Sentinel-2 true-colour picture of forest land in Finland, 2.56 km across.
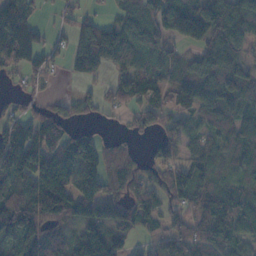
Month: November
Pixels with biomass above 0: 77%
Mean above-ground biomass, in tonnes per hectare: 62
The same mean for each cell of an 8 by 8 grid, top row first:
111 6 31 21 63 103 106 118
115 34 87 118 59 28 72 60
10 20 31 31 73 48 70 64
27 40 29 20 55 45 65 73
89 81 79 37 10 41 54 62
83 97 72 82 46 64 50 48
75 97 92 89 59 36 72 74
70 72 84 80 18 62 79 61
